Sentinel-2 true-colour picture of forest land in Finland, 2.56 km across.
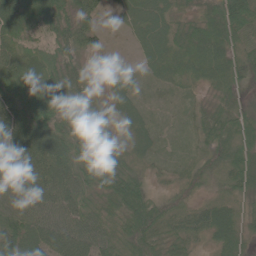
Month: June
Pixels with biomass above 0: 94%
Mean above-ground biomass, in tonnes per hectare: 51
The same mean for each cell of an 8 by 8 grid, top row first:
72 67 60 12 57 31 56 91
49 38 52 6 38 52 85 50
79 81 48 25 22 33 46 53
68 88 54 24 25 12 36 48
94 81 64 44 31 15 40 65
81 74 54 54 31 20 28 69
59 59 51 33 76 30 47 36
77 71 69 42 61 43 35 53
